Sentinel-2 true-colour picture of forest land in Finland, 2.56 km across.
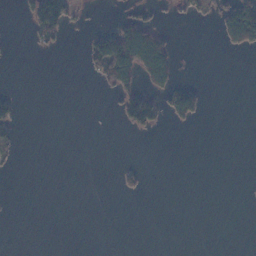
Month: November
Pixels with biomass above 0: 13%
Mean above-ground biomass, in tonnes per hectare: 17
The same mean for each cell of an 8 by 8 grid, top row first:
5 121 12 4 27 9 9 107
0 14 9 120 165 19 0 41
0 0 1 67 52 35 1 0
25 0 0 3 94 67 8 0
19 0 0 0 0 0 0 0
2 0 0 3 17 0 0 0
0 0 0 0 0 0 0 0
0 0 0 0 0 0 0 0
